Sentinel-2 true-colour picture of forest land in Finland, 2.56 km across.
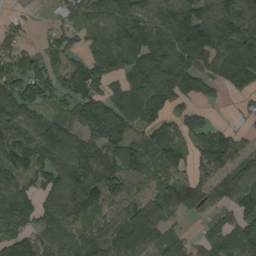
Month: August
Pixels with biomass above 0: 84%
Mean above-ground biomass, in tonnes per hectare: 107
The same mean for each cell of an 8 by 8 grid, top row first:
18 13 105 161 144 140 139 130
85 76 69 158 148 165 176 155
149 116 131 87 116 137 99 140
126 72 88 117 96 58 31 27
123 107 124 110 75 99 99 62
98 119 132 109 85 77 88 115
131 106 107 74 132 117 67 118
142 50 78 148 154 89 112 115
